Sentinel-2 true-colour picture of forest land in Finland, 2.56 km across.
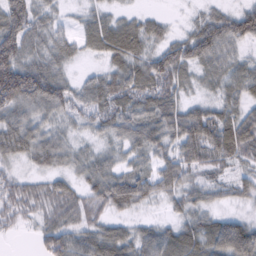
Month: February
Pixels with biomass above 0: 89%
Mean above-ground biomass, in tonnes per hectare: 58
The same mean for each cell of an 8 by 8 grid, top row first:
96 41 23 34 30 7 41 76
97 54 34 74 53 69 88 32
144 99 27 57 69 62 31 51
73 65 48 61 60 68 57 54
71 66 28 36 67 66 90 83
35 42 45 76 61 71 45 37
55 51 60 56 27 32 45 24
5 71 66 81 60 75 77 103
